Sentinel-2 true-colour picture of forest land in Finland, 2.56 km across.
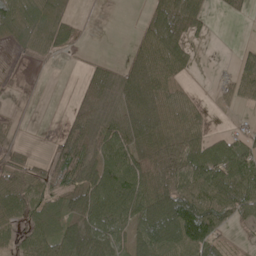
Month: May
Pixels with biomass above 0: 66%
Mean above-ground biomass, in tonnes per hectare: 50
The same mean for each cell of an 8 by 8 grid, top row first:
96 55 10 0 24 94 29 16
32 43 12 0 55 70 2 15
4 2 9 41 78 34 1 59
2 0 26 46 90 55 15 12
17 12 74 68 72 61 59 49
59 59 78 103 74 65 86 82
75 73 61 98 84 105 85 60
36 69 79 72 78 108 86 10
